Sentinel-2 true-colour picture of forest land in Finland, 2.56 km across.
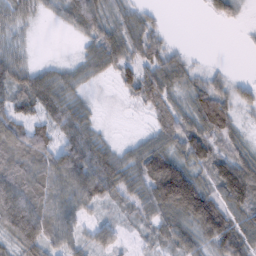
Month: February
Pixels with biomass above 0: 79%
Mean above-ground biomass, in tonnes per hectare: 54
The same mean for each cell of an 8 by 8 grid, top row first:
48 13 67 43 29 0 11 15
22 0 17 71 57 17 0 2
69 62 34 23 78 57 37 14
60 66 47 1 19 59 112 32
71 58 86 27 45 59 76 34
80 74 96 86 93 160 54 127
127 59 50 18 48 121 131 83
62 62 31 37 16 62 73 85
